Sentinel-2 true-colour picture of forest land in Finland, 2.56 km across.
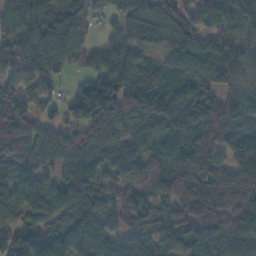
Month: November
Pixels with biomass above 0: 92%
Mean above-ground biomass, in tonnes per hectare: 99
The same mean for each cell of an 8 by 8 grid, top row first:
73 99 76 43 129 117 57 84
91 87 57 78 103 125 128 90
66 52 39 121 115 79 94 69
104 42 134 182 138 150 140 129
137 119 125 122 90 115 108 127
103 72 152 66 86 133 123 91
97 110 103 66 79 83 122 104
98 125 81 58 62 83 117 109
